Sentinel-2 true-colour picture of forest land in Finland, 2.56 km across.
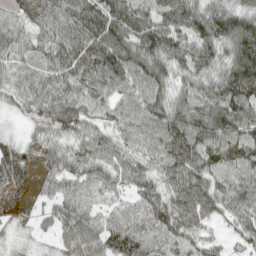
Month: April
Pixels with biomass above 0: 93%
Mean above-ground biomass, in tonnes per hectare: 74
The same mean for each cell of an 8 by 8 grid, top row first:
44 92 92 98 83 86 94 85
64 68 93 116 97 81 86 104
61 77 82 92 93 58 72 127
29 91 84 61 87 84 101 99
54 47 62 63 70 110 106 121
89 43 61 62 69 91 81 77
23 37 52 37 63 87 74 65
24 21 80 81 70 74 47 39
